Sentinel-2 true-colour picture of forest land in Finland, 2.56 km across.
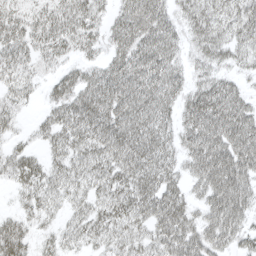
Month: April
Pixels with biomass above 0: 87%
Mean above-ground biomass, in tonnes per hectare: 46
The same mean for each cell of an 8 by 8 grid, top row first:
39 47 53 32 71 37 51 51
43 43 34 35 61 39 49 40
39 25 43 57 64 43 39 22
24 24 55 59 59 39 72 54
21 29 46 62 61 36 72 76
38 38 42 48 59 33 75 72
18 30 29 48 51 58 49 62
58 21 32 35 37 64 55 37
